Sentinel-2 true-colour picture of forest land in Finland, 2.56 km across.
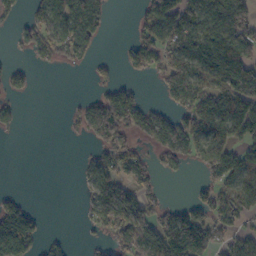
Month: October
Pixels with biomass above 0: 53%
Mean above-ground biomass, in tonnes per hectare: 69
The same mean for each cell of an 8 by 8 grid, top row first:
23 108 149 26 47 101 108 96
19 76 86 0 92 96 103 118
42 0 0 29 15 109 107 177
33 0 43 127 67 59 129 125
0 0 6 82 30 101 144 83
0 0 27 94 59 16 50 113
94 1 13 157 82 47 85 85
211 25 4 50 107 177 119 70
